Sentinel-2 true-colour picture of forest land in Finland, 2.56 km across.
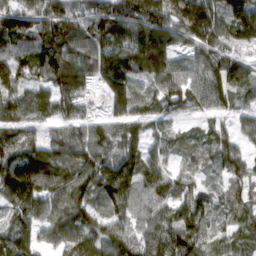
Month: March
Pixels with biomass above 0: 92%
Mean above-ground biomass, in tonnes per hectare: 94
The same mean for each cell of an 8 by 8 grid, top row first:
110 106 94 140 133 118 155 119
74 112 100 104 132 73 113 71
84 92 97 97 68 94 108 82
88 89 57 52 81 53 67 46
97 92 99 103 77 55 87 60
132 134 112 137 99 54 46 72
75 115 123 88 105 90 67 66
115 64 113 123 128 148 72 56
